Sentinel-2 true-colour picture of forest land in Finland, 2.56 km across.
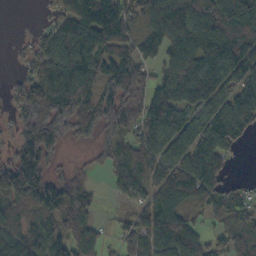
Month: October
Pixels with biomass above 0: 83%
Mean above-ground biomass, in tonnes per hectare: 93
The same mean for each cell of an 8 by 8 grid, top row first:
0 29 130 170 89 122 131 129
16 83 130 117 61 91 124 126
30 108 107 114 82 104 112 86
60 125 116 120 113 97 92 120
87 130 33 62 93 102 140 46
188 98 46 56 97 156 138 9
78 113 117 8 80 122 67 75
110 90 107 22 83 133 57 68
